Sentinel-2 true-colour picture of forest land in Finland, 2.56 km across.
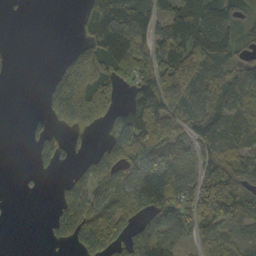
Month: October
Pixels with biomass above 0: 66%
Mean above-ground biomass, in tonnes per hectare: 85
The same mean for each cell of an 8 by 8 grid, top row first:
2 0 37 235 140 111 119 45
3 0 71 202 132 128 144 44
2 34 258 153 119 180 80 93
0 45 185 85 153 108 89 69
0 78 14 86 120 95 85 69
1 11 59 121 126 110 125 104
1 5 136 91 74 105 116 102
0 15 105 98 122 89 71 59
